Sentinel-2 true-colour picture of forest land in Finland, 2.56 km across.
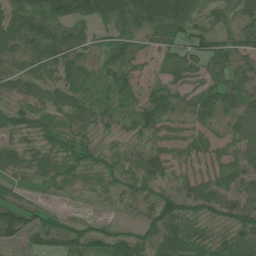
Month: July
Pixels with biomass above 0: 88%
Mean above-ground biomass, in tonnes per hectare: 50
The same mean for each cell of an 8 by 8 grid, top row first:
70 104 89 86 103 102 44 51
56 75 57 57 35 60 72 62
56 39 46 51 25 48 62 44
54 41 59 45 68 50 60 50
35 41 43 19 35 50 42 39
30 43 27 28 56 39 49 46
59 22 3 17 36 65 53 47
30 45 55 54 40 63 42 53
